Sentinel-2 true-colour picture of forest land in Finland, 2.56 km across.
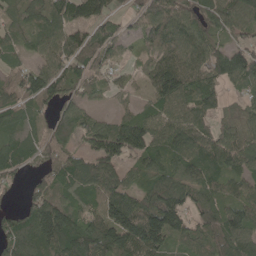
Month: May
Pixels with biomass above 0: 89%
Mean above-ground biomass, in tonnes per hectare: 93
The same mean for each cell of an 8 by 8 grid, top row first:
50 94 94 66 88 98 74 84
49 79 116 64 47 106 88 76
78 112 64 42 53 169 96 83
78 50 69 36 52 107 78 56
78 62 58 154 119 98 105 101
41 76 115 106 74 103 104 88
30 153 87 165 143 137 92 101
114 175 173 167 187 76 92 114
